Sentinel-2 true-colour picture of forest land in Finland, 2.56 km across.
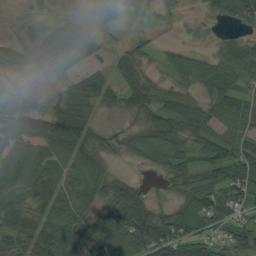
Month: August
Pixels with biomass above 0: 81%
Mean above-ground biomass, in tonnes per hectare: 54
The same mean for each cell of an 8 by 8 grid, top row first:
4 20 20 41 29 12 20 65
48 59 66 17 23 16 12 60
26 14 45 49 39 28 61 52
91 62 62 20 55 73 51 67
79 69 65 22 44 55 70 76
82 62 48 45 8 50 53 91
63 67 61 90 92 48 79 59
67 95 96 108 120 103 49 64
